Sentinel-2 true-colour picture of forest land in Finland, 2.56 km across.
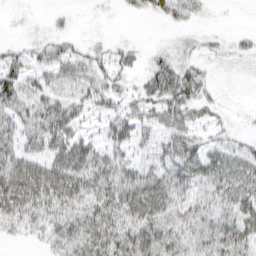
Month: March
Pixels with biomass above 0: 69%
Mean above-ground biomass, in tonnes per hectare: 40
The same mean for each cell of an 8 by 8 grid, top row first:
2 5 1 2 10 19 4 0
15 39 20 19 9 13 11 10
71 39 55 45 29 60 17 1
55 64 40 40 36 55 25 4
48 63 56 44 25 58 32 19
89 86 79 61 53 56 58 62
73 56 51 63 86 48 41 62
11 27 52 59 73 51 54 66
